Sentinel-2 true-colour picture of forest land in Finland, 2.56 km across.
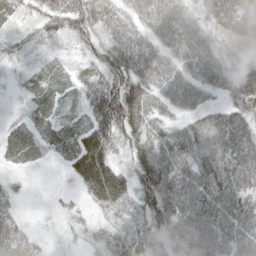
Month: May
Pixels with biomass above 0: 90%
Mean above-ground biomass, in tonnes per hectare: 52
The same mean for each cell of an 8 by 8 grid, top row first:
23 50 73 60 57 75 60 96
20 18 35 79 58 68 65 68
9 27 29 85 70 61 60 64
6 22 25 98 83 32 40 60
34 23 49 57 73 69 67 69
12 2 43 64 68 81 73 70
27 9 15 51 70 77 78 67
62 12 13 60 77 67 77 65
